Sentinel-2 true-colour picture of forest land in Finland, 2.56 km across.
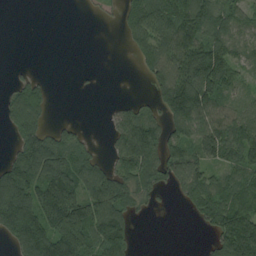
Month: August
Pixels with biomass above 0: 62%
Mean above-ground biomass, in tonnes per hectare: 83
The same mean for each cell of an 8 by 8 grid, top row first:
0 0 1 9 114 150 131 73
0 0 0 0 83 145 137 66
24 13 3 0 23 187 178 51
92 38 0 24 53 125 106 66
76 130 58 38 149 86 118 171
148 169 129 92 91 90 67 62
227 186 176 144 27 6 96 93
101 177 164 145 0 0 22 165
